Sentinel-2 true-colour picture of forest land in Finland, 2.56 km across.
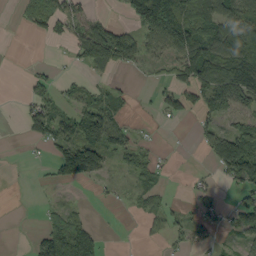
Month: September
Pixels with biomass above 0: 49%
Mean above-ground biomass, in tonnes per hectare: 50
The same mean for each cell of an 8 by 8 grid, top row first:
6 70 34 6 149 186 108 102
1 2 73 114 62 102 133 147
0 26 17 22 5 54 131 136
3 72 69 57 4 40 60 50
0 44 108 75 20 2 67 142
0 9 90 19 45 3 11 78
0 15 12 3 31 16 33 33
0 85 120 0 10 19 18 32
